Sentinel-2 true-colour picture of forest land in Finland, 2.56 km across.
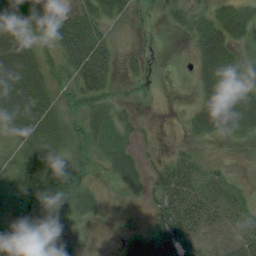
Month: August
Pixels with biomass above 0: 83%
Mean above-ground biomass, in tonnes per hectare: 40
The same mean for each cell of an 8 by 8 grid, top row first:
50 51 70 46 18 34 43 48
104 35 114 40 13 5 62 27
113 48 71 36 18 3 48 29
89 65 44 34 3 2 61 46
38 55 41 26 11 10 13 9
31 64 43 23 38 68 37 9
17 47 36 6 12 68 51 46
25 38 19 4 33 57 40 50
